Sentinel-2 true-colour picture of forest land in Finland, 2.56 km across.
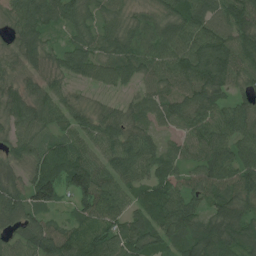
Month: July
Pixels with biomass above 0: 94%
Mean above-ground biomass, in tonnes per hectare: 74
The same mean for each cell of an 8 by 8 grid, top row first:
65 85 62 53 37 78 89 91
57 56 64 71 56 93 99 89
51 62 45 58 54 80 101 62
68 64 54 47 54 76 80 73
46 79 75 74 74 34 81 78
54 133 133 80 63 58 80 89
79 75 62 83 71 97 62 80
60 98 100 107 95 69 117 95
